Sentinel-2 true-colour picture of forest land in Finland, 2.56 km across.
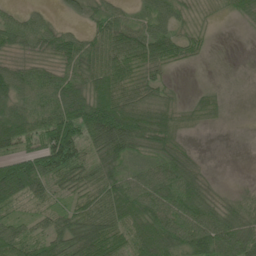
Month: June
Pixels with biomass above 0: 78%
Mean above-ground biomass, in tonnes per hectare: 58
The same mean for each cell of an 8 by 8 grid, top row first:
32 18 29 55 34 50 8 22
45 50 74 88 88 58 16 0
78 62 70 83 55 6 1 0
78 73 106 132 80 40 37 0
67 89 85 125 77 50 0 0
131 79 66 66 57 95 30 0
39 41 51 80 82 76 70 35
68 59 91 79 96 88 85 77
